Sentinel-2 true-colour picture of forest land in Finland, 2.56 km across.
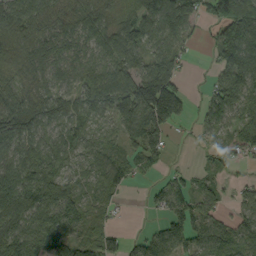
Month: September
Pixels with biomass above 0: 82%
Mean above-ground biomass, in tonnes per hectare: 75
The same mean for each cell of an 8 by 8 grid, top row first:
80 71 80 66 104 106 56 188
75 93 72 88 67 54 22 157
65 70 74 112 133 81 21 122
94 84 82 79 154 120 62 78
110 81 58 45 102 6 24 61
87 79 50 73 21 29 33 14
101 114 72 33 9 78 60 59
114 95 74 56 47 76 79 77
